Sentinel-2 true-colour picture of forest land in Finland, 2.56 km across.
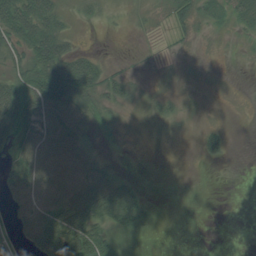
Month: August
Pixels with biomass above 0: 56%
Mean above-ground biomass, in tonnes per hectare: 26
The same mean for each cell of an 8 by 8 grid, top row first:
80 57 13 9 12 27 26 34
41 76 14 0 2 6 3 4
45 89 81 33 8 9 4 0
68 47 43 18 11 21 3 1
31 42 28 2 1 2 24 0
27 40 40 29 4 0 0 0
25 41 68 70 31 0 0 0
16 90 96 43 3 0 0 0
